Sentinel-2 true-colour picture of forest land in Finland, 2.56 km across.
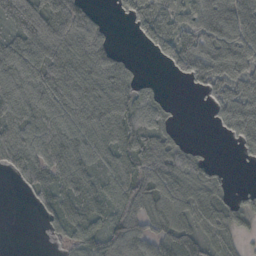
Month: October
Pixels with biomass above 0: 77%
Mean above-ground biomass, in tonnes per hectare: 66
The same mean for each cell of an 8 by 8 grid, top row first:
57 74 63 11 77 58 99 101
70 80 83 32 22 89 78 98
106 118 121 103 27 19 77 71
96 96 119 107 78 13 21 93
93 96 85 85 83 44 5 40
40 80 84 69 100 98 54 0
0 54 89 67 81 80 64 40
0 15 75 75 66 66 39 21
